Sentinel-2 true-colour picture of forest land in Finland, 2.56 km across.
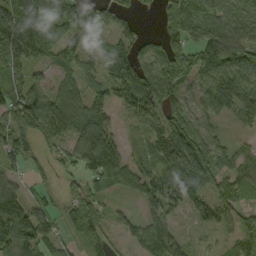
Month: September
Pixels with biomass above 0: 85%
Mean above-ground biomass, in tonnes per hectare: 76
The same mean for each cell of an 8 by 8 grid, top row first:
136 91 92 59 14 125 77 60
136 79 61 89 64 85 104 114
75 34 58 99 112 83 64 88
96 131 96 61 103 102 61 62
68 59 107 86 33 133 81 26
46 25 54 96 67 79 74 75
123 57 92 35 45 54 72 64
122 63 70 42 66 59 16 68
